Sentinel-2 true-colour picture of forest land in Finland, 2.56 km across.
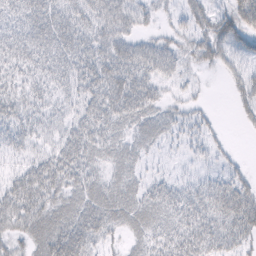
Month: February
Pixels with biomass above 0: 78%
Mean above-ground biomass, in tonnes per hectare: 33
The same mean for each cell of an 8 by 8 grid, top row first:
31 46 38 50 23 17 38 47
35 43 42 46 33 27 44 32
25 29 41 56 40 18 3 29
34 25 32 46 37 17 10 14
24 25 49 33 27 14 18 1
26 49 39 27 19 14 18 21
49 43 46 49 41 41 49 55
27 51 56 16 28 41 48 34
